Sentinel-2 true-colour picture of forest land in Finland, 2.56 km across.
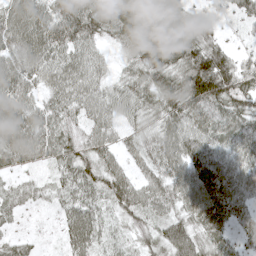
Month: May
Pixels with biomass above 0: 93%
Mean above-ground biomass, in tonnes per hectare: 60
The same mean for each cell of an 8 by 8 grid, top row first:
75 77 94 75 74 81 32 40
69 90 59 29 92 86 78 24
78 55 68 32 60 73 139 76
80 51 49 47 50 78 78 75
82 61 54 39 48 72 66 66
25 24 61 63 41 63 94 73
31 16 59 41 54 46 86 64
28 5 65 35 43 88 63 45
